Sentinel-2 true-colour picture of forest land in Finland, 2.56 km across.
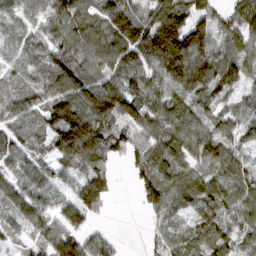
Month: March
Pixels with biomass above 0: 87%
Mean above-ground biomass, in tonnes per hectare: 80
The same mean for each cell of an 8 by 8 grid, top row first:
49 54 86 117 68 107 64 104
57 60 95 116 146 179 108 63
51 73 123 91 103 117 127 66
75 76 124 135 112 84 49 44
76 58 174 93 70 85 87 48
58 63 71 43 72 85 76 75
68 79 106 20 47 64 69 88
28 76 80 47 15 66 67 63
